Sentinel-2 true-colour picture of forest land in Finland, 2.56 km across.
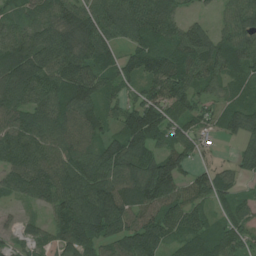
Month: July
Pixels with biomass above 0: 90%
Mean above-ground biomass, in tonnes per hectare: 83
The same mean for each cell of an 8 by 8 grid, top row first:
53 69 93 100 106 62 17 82
116 116 106 66 82 89 97 87
110 108 123 63 84 110 80 57
90 97 106 48 114 75 54 71
121 94 85 72 98 78 18 42
87 118 108 104 122 114 65 40
18 67 127 145 90 86 53 55
32 58 111 73 104 56 81 64
